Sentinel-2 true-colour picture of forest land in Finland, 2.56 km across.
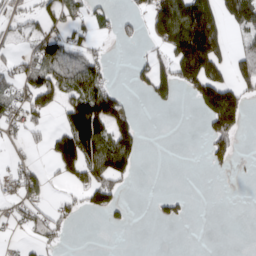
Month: March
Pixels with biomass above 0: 38%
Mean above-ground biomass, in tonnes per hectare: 54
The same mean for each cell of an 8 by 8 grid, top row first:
36 51 38 23 37 205 139 108
18 81 45 6 15 131 189 32
54 104 96 23 34 122 146 75
63 64 185 141 0 4 125 118
15 40 207 127 18 0 55 18
35 35 58 96 0 0 4 1
31 35 31 49 0 29 0 0
6 37 0 0 0 0 0 0
